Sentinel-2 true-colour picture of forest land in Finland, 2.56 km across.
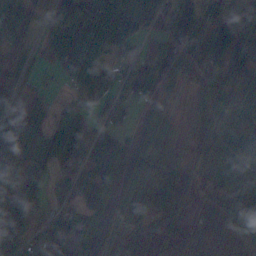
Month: November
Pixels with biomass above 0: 80%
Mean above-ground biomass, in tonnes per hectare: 83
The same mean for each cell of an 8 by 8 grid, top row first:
105 57 114 112 140 175 79 62
54 80 140 78 36 72 117 107
73 15 88 72 59 49 83 89
76 49 62 52 33 17 79 89
110 94 116 81 115 71 99 81
68 59 77 114 157 86 81 78
117 56 83 115 126 82 15 130
100 97 111 117 73 30 0 57
